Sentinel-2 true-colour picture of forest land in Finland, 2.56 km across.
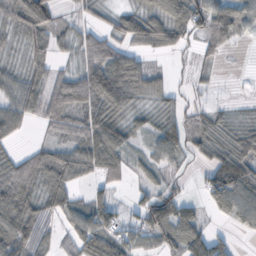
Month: October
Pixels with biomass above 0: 74%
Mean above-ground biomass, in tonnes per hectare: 55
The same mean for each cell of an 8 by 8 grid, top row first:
71 76 17 36 72 79 95 67
21 44 44 62 50 38 42 8
48 64 80 118 75 13 16 1
66 59 63 76 33 39 32 12
18 35 59 85 23 66 64 69
83 73 33 30 31 16 57 126
112 49 46 67 68 83 39 88
94 36 74 69 45 76 75 8
